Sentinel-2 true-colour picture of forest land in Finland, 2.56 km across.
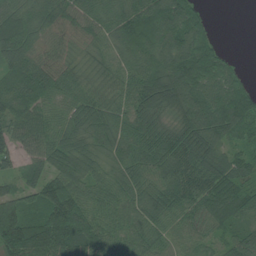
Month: July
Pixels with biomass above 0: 93%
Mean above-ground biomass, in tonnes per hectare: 83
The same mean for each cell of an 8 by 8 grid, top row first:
81 84 90 80 122 130 27 0
115 76 38 59 85 115 62 1
81 93 54 53 100 115 100 53
71 58 78 68 106 72 118 130
69 77 71 69 92 90 101 50
52 77 80 64 75 109 103 74
107 114 122 77 82 88 88 81
176 166 99 80 66 57 48 64
